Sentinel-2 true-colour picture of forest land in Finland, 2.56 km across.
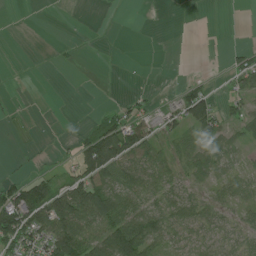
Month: July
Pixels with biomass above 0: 48%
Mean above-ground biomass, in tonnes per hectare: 34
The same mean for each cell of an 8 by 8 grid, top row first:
0 1 1 0 0 0 0 0
0 1 4 2 0 1 0 20
0 0 0 2 3 11 21 39
3 0 0 23 34 67 82 39
1 3 51 122 66 35 39 20
19 32 81 55 61 36 28 32
126 119 102 72 52 56 41 28
99 80 98 90 88 33 38 35
